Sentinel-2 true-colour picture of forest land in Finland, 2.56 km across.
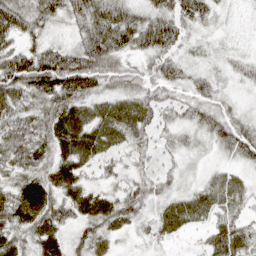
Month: April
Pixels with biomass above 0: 95%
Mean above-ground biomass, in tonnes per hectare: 54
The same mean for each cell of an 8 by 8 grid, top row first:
80 62 62 92 58 64 32 9
51 63 78 104 54 41 16 14
110 118 114 66 57 53 34 29
66 71 64 64 63 35 55 28
70 67 79 53 39 33 29 72
55 60 49 34 37 23 26 28
78 77 57 62 42 48 53 35
62 60 47 32 19 20 32 61
